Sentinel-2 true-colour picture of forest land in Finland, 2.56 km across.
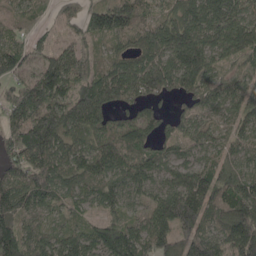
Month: May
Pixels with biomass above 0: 93%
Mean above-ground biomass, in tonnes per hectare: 118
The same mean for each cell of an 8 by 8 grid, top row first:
68 29 71 147 85 119 169 130
85 59 82 55 125 173 138 158
92 166 127 154 179 122 101 72
134 187 181 89 62 43 62 100
138 214 106 129 94 72 71 78
98 171 118 110 100 101 134 99
172 82 53 70 62 233 158 155
199 106 112 144 128 148 160 194
